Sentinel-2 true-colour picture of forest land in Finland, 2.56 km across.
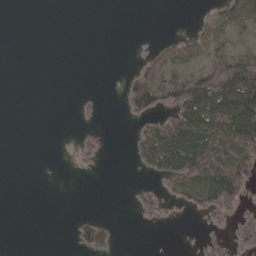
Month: May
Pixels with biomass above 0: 32%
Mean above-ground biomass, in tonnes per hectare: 35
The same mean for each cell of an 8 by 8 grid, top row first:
0 0 0 0 0 0 29 86
0 0 0 0 4 42 55 41
0 0 0 0 67 74 100 161
0 0 5 0 55 73 153 190
0 0 12 1 70 139 133 135
0 0 1 0 12 89 148 104
0 0 0 0 24 11 68 38
0 0 30 27 0 0 21 27
